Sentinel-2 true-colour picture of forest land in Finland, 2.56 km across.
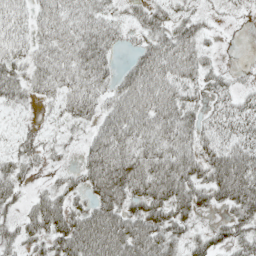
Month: May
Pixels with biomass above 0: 79%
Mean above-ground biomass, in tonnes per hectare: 43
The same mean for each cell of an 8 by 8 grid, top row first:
44 41 48 28 31 27 14 6
39 39 58 30 34 60 16 0
47 46 51 36 71 54 30 9
13 9 40 48 69 63 27 37
20 17 14 70 57 58 38 48
39 12 35 82 73 81 53 82
20 65 33 67 56 58 25 47
31 45 81 85 79 37 32 36
